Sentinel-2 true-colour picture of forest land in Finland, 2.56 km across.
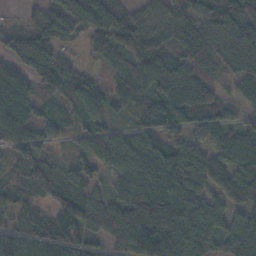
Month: November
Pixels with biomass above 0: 90%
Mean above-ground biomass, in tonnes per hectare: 77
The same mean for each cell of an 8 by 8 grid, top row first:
10 79 112 101 51 73 80 103
67 92 27 74 103 67 75 94
72 78 62 39 82 98 50 59
104 38 55 45 72 87 74 39
101 49 38 80 71 63 70 90
31 68 64 50 106 112 90 106
47 59 122 79 122 100 119 63
100 101 105 62 110 122 92 91
